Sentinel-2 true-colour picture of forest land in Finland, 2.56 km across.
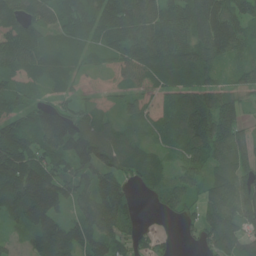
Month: June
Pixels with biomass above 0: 86%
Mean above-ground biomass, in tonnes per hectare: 95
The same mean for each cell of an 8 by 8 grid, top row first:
128 102 147 151 128 117 174 111
113 62 44 62 108 125 142 77
64 67 22 17 56 107 82 44
66 98 66 29 50 145 164 85
138 95 161 119 52 83 141 96
196 149 87 109 73 49 71 98
123 183 71 151 13 49 70 118
29 174 125 104 39 15 69 84
